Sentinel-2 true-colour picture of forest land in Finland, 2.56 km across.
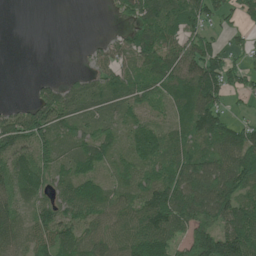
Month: June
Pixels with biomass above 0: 78%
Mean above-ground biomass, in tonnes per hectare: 77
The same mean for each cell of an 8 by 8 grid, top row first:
0 0 0 18 99 88 85 65
0 0 5 71 113 95 69 35
0 30 48 73 87 112 121 53
65 140 61 45 52 68 112 17
97 108 82 60 83 63 81 104
101 87 77 39 80 102 116 122
71 101 116 79 113 124 125 105
74 93 98 86 119 68 160 153
